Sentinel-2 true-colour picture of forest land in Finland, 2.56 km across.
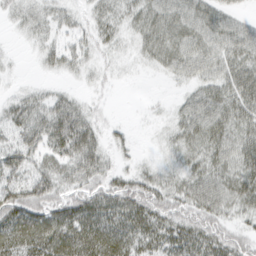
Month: March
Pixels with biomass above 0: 76%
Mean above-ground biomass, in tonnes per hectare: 31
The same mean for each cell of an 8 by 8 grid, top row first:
17 21 13 28 30 36 33 15
2 20 21 15 18 34 34 38
3 7 8 8 1 11 28 43
28 37 31 6 3 15 44 36
33 41 55 15 1 21 35 39
36 35 37 32 24 20 36 39
55 50 53 51 57 44 48 28
51 57 67 60 42 44 50 35
